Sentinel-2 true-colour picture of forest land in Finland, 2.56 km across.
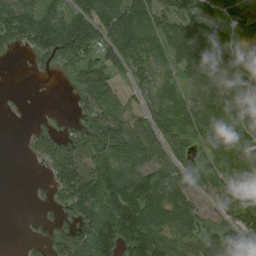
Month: August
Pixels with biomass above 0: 71%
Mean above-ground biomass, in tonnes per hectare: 55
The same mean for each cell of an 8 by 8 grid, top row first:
86 58 88 92 85 71 42 27
30 74 93 87 82 82 56 22
0 3 56 51 39 42 66 26
2 3 25 47 43 74 73 61
0 50 60 89 76 52 43 56
0 26 96 94 80 70 48 35
0 8 74 113 126 79 29 68
1 25 52 90 105 42 49 69
